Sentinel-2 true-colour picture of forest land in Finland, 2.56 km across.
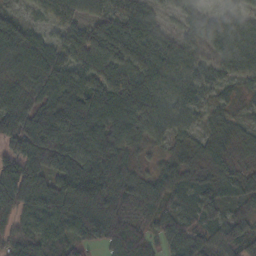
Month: October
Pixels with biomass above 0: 95%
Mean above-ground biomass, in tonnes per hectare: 76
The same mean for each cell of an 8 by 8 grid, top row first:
50 48 56 67 72 33 53 51
141 79 90 110 92 66 70 106
64 92 82 89 89 72 52 52
80 77 105 123 102 69 37 27
65 133 101 118 59 44 42 34
142 88 133 107 43 77 42 45
96 97 112 90 64 51 57 37
68 81 70 96 66 64 53 75
